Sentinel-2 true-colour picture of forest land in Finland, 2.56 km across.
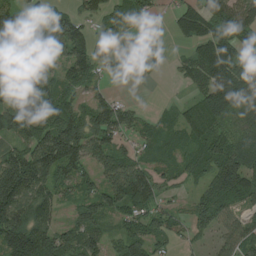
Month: August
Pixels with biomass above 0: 82%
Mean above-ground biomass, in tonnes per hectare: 87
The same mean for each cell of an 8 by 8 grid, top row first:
75 105 46 68 42 67 112 116
72 119 84 60 72 17 129 92
111 81 80 22 15 21 106 163
124 107 87 108 26 43 135 130
70 136 145 85 42 46 92 87
223 116 93 126 119 46 75 143
143 89 71 81 77 27 84 50
172 119 91 44 102 34 32 99
